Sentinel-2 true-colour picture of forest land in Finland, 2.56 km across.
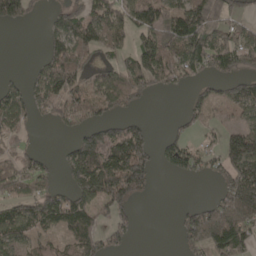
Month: April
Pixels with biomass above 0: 59%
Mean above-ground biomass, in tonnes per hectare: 96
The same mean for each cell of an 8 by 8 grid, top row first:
135 32 108 127 118 157 140 71
0 77 143 89 110 140 166 141
20 134 79 99 139 84 68 83
109 62 97 63 12 10 48 80
39 0 89 171 129 74 22 191
78 59 141 220 146 38 47 233
79 125 128 121 1 15 84 252
93 44 137 79 0 31 168 136
